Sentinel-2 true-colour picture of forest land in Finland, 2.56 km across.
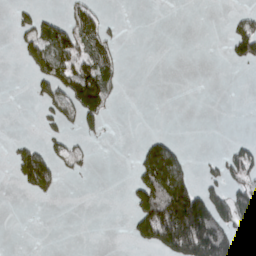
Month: April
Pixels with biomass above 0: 27%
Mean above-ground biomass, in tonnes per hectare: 39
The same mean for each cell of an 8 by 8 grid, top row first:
15 25 52 8 0 0 0 22
16 83 80 44 0 0 0 60
0 64 121 45 0 0 0 0
0 24 103 17 0 0 0 0
16 23 18 1 36 24 0 16
36 78 10 0 89 155 22 53
0 0 0 0 102 250 164 95
0 0 0 0 58 197 211 62
